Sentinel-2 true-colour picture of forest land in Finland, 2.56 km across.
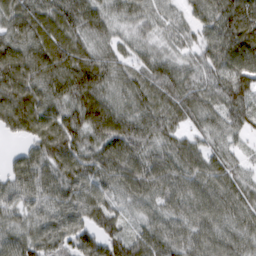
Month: March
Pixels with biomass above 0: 95%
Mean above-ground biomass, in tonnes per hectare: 81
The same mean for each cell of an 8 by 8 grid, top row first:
80 81 96 57 58 39 81 99
95 102 73 49 45 39 73 117
122 105 126 75 69 78 62 94
137 104 112 94 82 73 65 75
20 126 90 104 91 73 50 29
69 92 100 85 111 90 90 59
60 73 95 70 60 75 88 88
79 86 87 90 84 80 75 73
